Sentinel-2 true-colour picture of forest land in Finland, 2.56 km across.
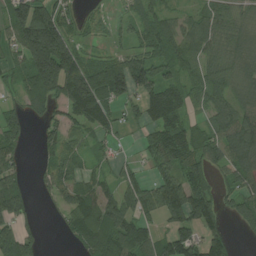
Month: July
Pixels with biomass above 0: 75%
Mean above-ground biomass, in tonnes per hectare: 92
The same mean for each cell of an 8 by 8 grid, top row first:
123 135 39 19 73 52 71 64
90 279 64 26 68 91 84 92
57 204 201 185 110 75 94 82
61 71 157 89 85 110 70 105
77 61 49 36 46 130 102 143
60 64 64 47 49 100 87 99
116 14 132 120 92 130 125 85
149 4 91 160 113 121 98 16
